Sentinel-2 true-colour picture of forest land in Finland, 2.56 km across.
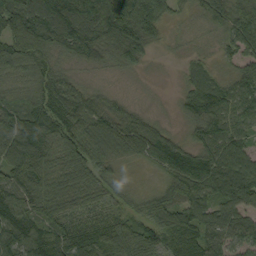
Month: September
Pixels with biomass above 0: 94%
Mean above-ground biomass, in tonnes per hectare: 84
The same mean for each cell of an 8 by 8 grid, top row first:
143 133 125 127 147 37 67 95
124 112 106 97 107 13 23 75
69 92 37 16 8 10 73 78
85 113 98 72 33 21 106 82
115 92 104 104 105 64 82 72
100 83 99 55 13 88 114 97
104 87 72 61 65 115 91 91
116 102 111 100 96 98 87 69
